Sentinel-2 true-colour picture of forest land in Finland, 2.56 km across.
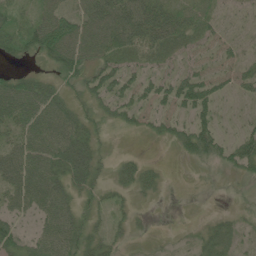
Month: June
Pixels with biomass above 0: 64%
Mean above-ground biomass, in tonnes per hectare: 31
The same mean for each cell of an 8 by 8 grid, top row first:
28 48 39 61 60 44 29 10
34 56 52 49 45 36 27 16
32 22 30 48 35 45 41 36
58 58 21 29 31 37 35 6
40 57 49 5 1 24 56 47
57 55 38 11 32 0 2 19
36 47 20 17 4 0 1 4
35 47 39 21 3 3 25 14
